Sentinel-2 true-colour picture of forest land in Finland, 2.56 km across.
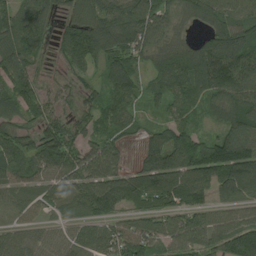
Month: August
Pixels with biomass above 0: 91%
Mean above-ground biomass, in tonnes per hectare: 97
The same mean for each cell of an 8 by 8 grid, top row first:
96 88 93 113 136 80 118 110
132 52 128 121 125 96 124 142
105 31 49 95 57 114 131 150
76 68 53 72 39 63 49 128
92 118 85 76 68 154 110 163
57 71 94 101 117 152 128 164
47 45 59 88 90 108 75 82
83 61 82 98 124 97 100 153
